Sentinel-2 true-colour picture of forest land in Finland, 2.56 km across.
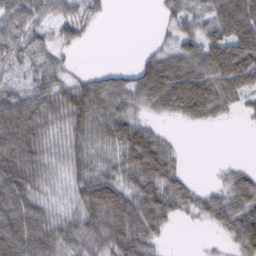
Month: February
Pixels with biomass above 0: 78%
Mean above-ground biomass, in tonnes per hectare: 56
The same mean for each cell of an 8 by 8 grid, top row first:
51 40 42 6 0 45 53 116
52 34 15 0 9 49 74 92
27 54 36 52 79 94 80 85
92 74 92 67 32 50 59 22
100 52 59 60 98 17 0 0
111 45 59 60 83 51 2 38
101 49 68 102 82 55 45 61
117 95 84 83 69 1 3 59
